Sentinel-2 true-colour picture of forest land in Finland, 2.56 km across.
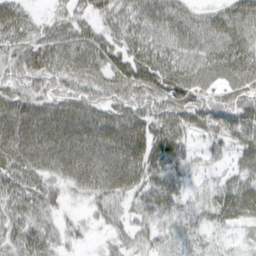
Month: March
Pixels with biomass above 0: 88%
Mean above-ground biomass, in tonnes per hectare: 43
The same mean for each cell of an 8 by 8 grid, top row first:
47 17 32 33 43 41 29 48
41 47 54 41 45 37 38 50
44 43 44 49 57 51 34 45
59 57 68 53 51 61 60 58
62 63 69 74 69 48 26 41
48 39 49 63 52 36 11 38
36 33 9 31 31 29 33 63
38 35 14 19 22 23 20 14
